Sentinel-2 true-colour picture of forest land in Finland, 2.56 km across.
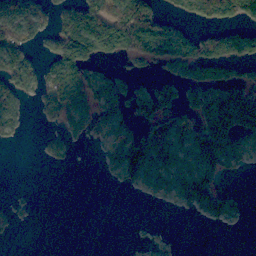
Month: November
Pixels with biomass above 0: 48%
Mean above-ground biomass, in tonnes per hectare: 57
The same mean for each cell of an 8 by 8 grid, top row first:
90 39 120 134 135 31 57 81
91 32 130 84 113 107 63 87
91 77 113 67 15 55 90 87
52 57 72 80 72 78 135 215
8 30 8 65 137 82 154 81
0 0 0 17 59 59 97 7
14 0 0 0 0 16 69 19
2 0 0 0 2 1 0 0
